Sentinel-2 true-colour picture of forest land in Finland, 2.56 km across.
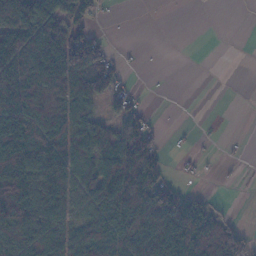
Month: November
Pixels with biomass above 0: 59%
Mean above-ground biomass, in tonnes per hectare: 71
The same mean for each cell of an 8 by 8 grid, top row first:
158 135 79 5 0 0 0 0
126 141 143 21 2 0 0 0
104 87 89 73 1 0 0 0
128 117 81 45 28 0 0 0
130 121 105 123 117 5 4 2
149 117 98 198 161 15 4 2
133 97 64 141 139 171 55 1
103 119 83 117 111 132 96 77
